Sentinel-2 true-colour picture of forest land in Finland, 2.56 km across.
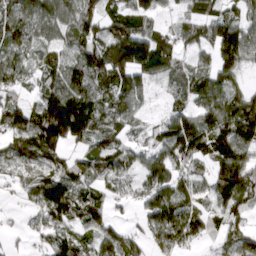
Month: March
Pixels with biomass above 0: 81%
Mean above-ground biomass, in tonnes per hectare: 80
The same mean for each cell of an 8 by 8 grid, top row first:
78 94 105 69 80 26 66 63
80 59 98 131 146 83 62 144
56 61 109 109 59 46 84 51
86 147 158 77 28 63 96 136
73 144 69 84 50 139 110 131
33 85 69 70 71 85 70 133
10 109 88 34 55 103 51 71
11 55 63 68 49 97 37 67
